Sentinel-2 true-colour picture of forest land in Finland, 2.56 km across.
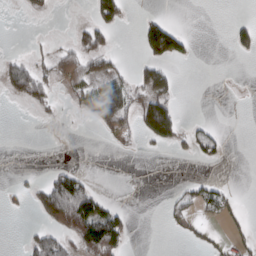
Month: March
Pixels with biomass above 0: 25%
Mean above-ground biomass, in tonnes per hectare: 31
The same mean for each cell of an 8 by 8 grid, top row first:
1 13 1 77 19 2 0 5
1 11 52 34 66 101 0 34
81 44 64 77 57 29 0 1
1 12 29 128 98 55 0 0
0 0 0 13 19 42 43 0
7 27 47 0 0 1 9 0
11 102 143 42 0 30 37 15
0 83 70 108 0 6 20 23
